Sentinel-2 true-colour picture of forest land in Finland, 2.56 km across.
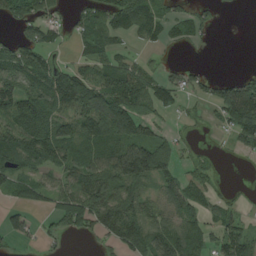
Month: August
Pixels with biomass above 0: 64%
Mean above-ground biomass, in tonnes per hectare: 62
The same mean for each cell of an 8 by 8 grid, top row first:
63 53 42 85 106 48 28 2
54 51 29 48 20 16 6 0
74 89 84 104 75 38 40 41
86 82 88 144 62 24 17 118
103 113 111 133 143 50 3 42
65 43 86 104 130 60 30 0
42 29 87 104 67 77 49 19
31 21 10 47 88 125 57 75
